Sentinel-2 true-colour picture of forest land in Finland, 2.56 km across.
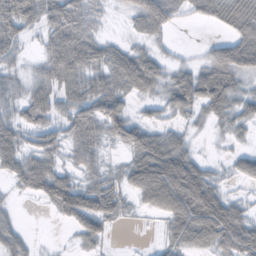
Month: October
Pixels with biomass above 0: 71%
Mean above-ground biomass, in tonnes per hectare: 40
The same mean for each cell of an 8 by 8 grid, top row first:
77 47 40 5 64 33 26 56
33 10 26 32 24 8 23 83
19 11 19 47 88 51 77 31
20 19 48 61 12 36 36 35
48 34 51 21 83 51 4 11
37 74 28 16 90 104 44 27
7 21 78 47 24 82 106 34
34 1 24 7 0 43 56 88
